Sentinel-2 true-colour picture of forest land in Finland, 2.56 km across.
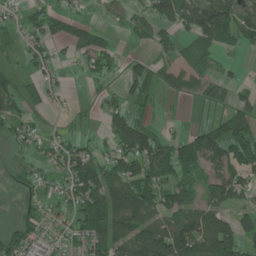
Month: June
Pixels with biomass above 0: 58%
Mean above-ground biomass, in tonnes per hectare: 50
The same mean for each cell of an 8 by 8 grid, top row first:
19 44 23 16 35 77 110 66
19 32 45 23 14 40 50 35
29 30 7 13 54 55 44 14
39 19 8 41 23 4 23 63
24 30 35 37 100 54 129 106
13 25 99 73 78 64 57 58
8 32 66 88 97 67 68 40
61 31 47 105 120 134 95 70
